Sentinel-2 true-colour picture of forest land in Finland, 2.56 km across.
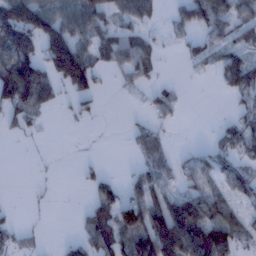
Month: January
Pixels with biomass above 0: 51%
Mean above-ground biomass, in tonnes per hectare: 52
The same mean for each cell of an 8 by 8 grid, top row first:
152 102 85 49 47 37 97 62
126 120 88 66 58 9 51 49
199 90 127 11 28 9 6 84
82 20 20 2 15 18 0 32
2 2 3 2 45 7 15 69
3 3 11 17 51 36 45 60
5 3 12 79 105 106 89 43
36 5 44 109 106 103 134 48
